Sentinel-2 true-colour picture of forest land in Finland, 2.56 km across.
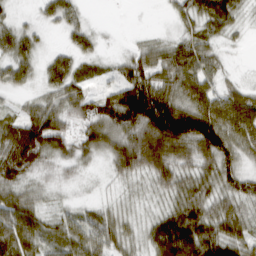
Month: March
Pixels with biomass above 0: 87%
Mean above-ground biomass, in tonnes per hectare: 53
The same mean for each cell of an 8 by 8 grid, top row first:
17 29 26 0 0 34 70 29
64 15 39 4 32 59 44 6
41 43 49 42 78 77 57 13
30 68 55 90 119 108 83 89
113 81 45 71 99 100 86 60
67 21 15 27 48 68 57 57
80 26 23 29 21 55 60 48
85 42 59 55 38 104 82 58
